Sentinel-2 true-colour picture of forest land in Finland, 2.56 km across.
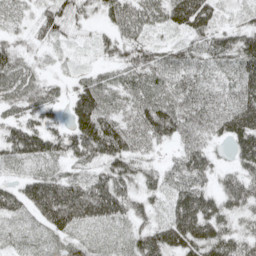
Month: May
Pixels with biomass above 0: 91%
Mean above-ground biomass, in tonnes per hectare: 69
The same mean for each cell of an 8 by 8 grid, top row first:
22 60 52 60 83 94 92 28
43 28 13 47 61 47 71 101
83 36 39 49 70 74 60 93
53 53 99 65 89 94 88 125
87 81 91 111 59 51 59 93
31 64 41 93 58 56 59 78
59 117 113 99 49 85 99 73
24 39 38 24 82 111 117 77
